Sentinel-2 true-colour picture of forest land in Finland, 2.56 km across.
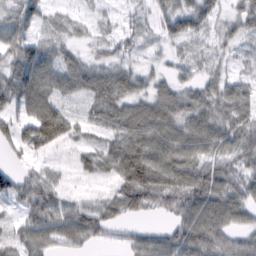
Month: February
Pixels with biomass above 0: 84%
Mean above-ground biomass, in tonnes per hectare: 53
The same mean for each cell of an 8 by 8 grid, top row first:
55 36 16 17 20 70 52 50
58 41 25 36 19 24 25 23
94 68 67 68 36 36 38 31
61 87 24 68 66 67 62 59
80 94 33 54 85 76 67 64
47 45 25 49 93 73 72 56
33 75 54 48 46 48 83 68
47 57 59 23 48 63 81 47
